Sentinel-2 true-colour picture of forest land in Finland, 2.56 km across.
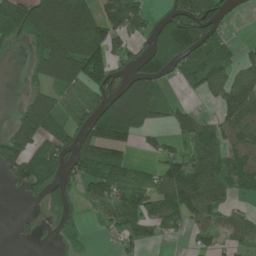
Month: June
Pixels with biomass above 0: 61%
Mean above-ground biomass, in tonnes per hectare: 84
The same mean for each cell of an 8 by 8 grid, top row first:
193 194 209 69 59 140 185 5
36 140 209 92 66 167 117 20
1 90 119 114 151 40 86 72
38 135 66 192 172 63 12 112
144 76 116 108 22 48 82 67
64 104 78 109 57 115 112 97
1 47 27 73 75 95 81 21
13 2 34 21 47 17 36 50
